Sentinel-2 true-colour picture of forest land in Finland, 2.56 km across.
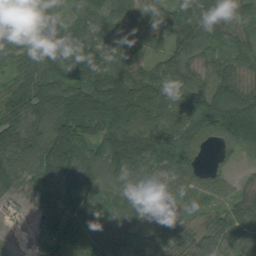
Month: August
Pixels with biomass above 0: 94%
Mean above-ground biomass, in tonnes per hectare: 65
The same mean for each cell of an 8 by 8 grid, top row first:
108 80 50 57 50 72 62 66
48 95 79 55 34 57 40 49
46 67 66 81 69 67 57 48
69 83 109 121 92 84 96 85
99 98 88 119 117 96 41 65
67 68 91 71 37 56 54 18
9 33 73 43 62 28 32 42
7 32 61 84 66 51 46 49
